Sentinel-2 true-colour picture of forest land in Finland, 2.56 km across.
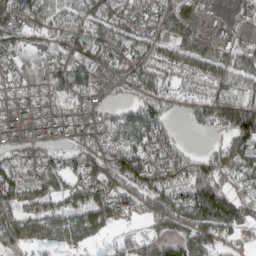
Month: March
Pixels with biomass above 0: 81%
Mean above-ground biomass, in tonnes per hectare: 94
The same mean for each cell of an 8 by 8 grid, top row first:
102 99 77 108 92 97 30 54
58 69 83 123 91 76 55 82
67 85 108 52 92 59 90 79
117 117 113 73 110 28 96 144
82 79 94 117 133 69 21 102
103 122 116 93 141 105 130 88
117 98 122 143 80 140 166 111
120 97 120 42 90 99 112 45
